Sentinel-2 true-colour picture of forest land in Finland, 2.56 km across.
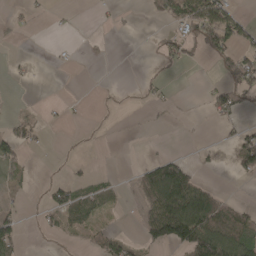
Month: April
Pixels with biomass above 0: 29%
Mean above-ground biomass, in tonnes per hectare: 27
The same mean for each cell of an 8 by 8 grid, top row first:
6 7 1 7 8 64 110 31
1 2 4 3 2 29 44 53
7 0 0 0 8 1 4 55
6 7 2 3 4 5 18 26
60 5 2 0 1 0 9 55
12 5 14 8 51 107 8 17
12 35 66 18 35 134 99 29
35 8 13 45 32 96 140 87
